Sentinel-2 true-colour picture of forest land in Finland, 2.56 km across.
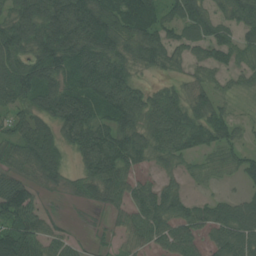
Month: July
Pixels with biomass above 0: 84%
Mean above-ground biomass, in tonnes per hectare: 74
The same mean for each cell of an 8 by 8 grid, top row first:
87 120 123 119 113 79 81 90
98 122 119 91 98 63 76 61
109 84 91 111 24 33 40 31
59 90 107 93 75 82 73 13
77 106 88 118 72 77 75 46
57 71 55 89 33 35 30 43
113 21 13 38 83 74 66 84
131 61 17 15 55 89 53 92
